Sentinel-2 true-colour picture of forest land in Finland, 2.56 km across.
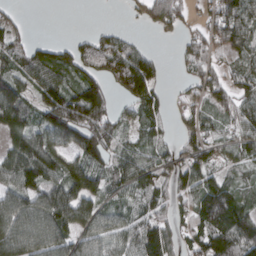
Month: March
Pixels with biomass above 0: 76%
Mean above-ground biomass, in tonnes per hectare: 86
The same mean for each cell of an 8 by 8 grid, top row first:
27 0 0 0 58 87 62 127
75 26 77 85 35 20 81 90
98 102 102 85 124 15 96 71
122 132 173 75 77 27 66 69
87 134 153 91 61 49 83 75
98 109 137 76 82 87 71 47
124 160 146 64 73 58 122 91
141 133 109 87 127 75 120 147
